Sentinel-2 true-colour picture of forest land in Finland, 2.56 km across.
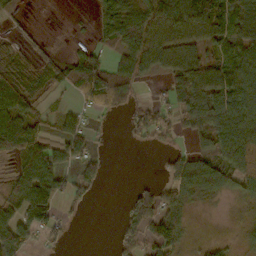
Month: October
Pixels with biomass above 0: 61%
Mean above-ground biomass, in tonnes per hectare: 41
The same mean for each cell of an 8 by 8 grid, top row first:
14 0 2 70 62 86 79 57
24 6 15 38 67 60 38 53
46 30 75 74 23 47 73 68
61 15 22 19 33 43 64 68
67 44 44 3 15 11 31 85
46 94 47 2 1 42 77 69
51 75 16 0 62 41 5 15
87 28 0 9 53 61 11 22
